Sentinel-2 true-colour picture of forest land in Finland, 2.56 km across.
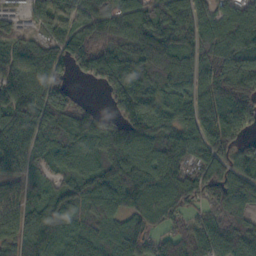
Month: October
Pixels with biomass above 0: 91%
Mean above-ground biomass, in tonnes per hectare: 116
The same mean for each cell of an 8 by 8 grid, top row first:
38 95 114 130 133 148 95 137
83 90 142 121 152 145 149 150
132 100 30 127 108 105 155 175
146 125 112 78 146 111 147 152
99 102 114 142 139 143 135 86
65 62 107 138 151 131 133 108
77 106 96 71 156 122 96 113
82 146 112 83 59 120 143 120
